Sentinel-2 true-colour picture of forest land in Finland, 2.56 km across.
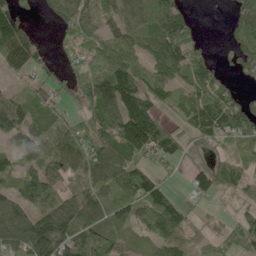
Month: June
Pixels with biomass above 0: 76%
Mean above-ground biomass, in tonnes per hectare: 92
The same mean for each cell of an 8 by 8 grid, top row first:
86 29 100 61 79 100 1 66
119 22 111 179 84 157 27 89
27 53 99 195 118 76 88 30
87 71 65 154 161 58 156 138
51 94 102 124 159 76 45 80
76 86 80 103 107 22 79 64
121 130 145 155 118 96 12 28
121 200 141 100 47 86 30 95
